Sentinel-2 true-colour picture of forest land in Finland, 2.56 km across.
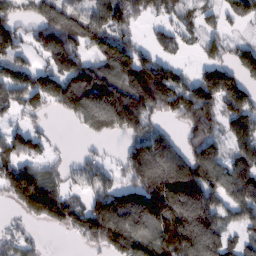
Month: February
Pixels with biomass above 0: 74%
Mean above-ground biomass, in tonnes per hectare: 134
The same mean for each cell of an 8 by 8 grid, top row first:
98 168 133 163 76 76 44 80
112 167 149 196 79 77 78 74
143 136 190 135 216 103 163 137
67 57 194 272 141 110 176 172
125 47 9 11 174 107 145 156
186 95 79 62 230 297 146 154
53 184 108 197 218 268 186 115
63 8 55 183 170 255 230 71
